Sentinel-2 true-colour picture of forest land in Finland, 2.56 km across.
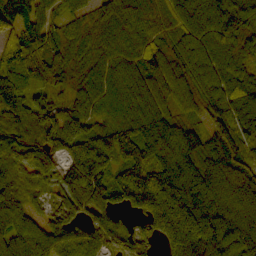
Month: October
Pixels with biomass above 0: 93%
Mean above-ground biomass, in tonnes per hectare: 97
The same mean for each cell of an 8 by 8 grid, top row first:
104 67 72 83 76 92 104 125
88 133 86 68 63 93 106 100
64 82 77 78 83 92 98 94
60 50 59 74 109 68 77 119
103 62 82 126 125 147 88 89
76 78 169 93 156 145 134 97
88 50 96 70 134 185 138 120
105 95 86 74 72 133 142 133
